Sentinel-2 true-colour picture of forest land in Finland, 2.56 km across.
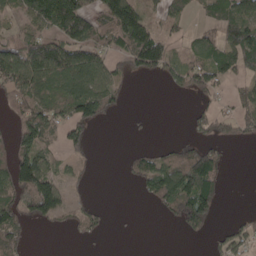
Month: April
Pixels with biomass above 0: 51%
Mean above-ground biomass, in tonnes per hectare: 55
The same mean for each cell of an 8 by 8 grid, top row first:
35 114 122 141 70 37 35 82
85 103 93 61 141 20 59 123
85 80 96 52 20 42 69 39
65 80 92 35 2 0 38 47
82 66 45 0 5 26 43 26
124 96 15 0 64 119 118 0
81 121 23 3 5 87 88 2
57 0 15 2 0 1 18 46
